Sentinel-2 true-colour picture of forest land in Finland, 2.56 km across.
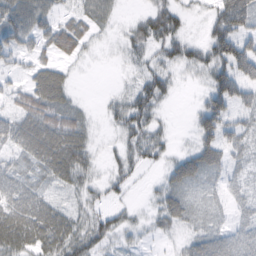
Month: February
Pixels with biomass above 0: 73%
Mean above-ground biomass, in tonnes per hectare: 41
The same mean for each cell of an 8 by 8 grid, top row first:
71 50 41 26 31 46 25 107
69 45 38 5 36 45 61 93
22 74 3 1 37 18 39 90
53 65 26 21 51 1 76 39
52 88 64 8 53 8 56 40
38 40 43 22 8 41 36 21
56 52 27 23 9 43 20 22
64 65 52 29 9 13 53 61
